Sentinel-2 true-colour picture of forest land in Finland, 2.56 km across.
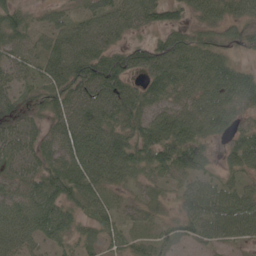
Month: June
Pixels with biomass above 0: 92%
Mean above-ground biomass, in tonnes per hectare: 79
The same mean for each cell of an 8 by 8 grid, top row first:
76 40 59 109 87 47 69 65
71 77 119 90 64 110 91 39
56 79 119 123 73 125 119 107
67 68 99 104 86 87 124 66
64 71 124 125 109 134 62 95
60 106 127 91 50 61 46 47
102 130 57 44 36 34 77 76
98 71 52 36 35 44 42 37
